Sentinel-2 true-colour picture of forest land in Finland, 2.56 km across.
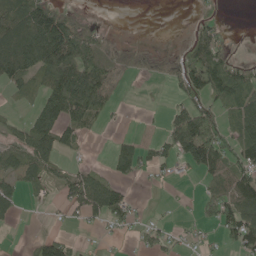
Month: May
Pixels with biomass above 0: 51%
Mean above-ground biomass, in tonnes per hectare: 47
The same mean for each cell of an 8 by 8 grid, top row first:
89 111 29 0 0 0 20 0
122 180 122 41 20 16 79 1
59 78 132 59 7 42 91 85
10 76 88 19 3 42 68 73
50 87 28 21 30 72 120 68
39 28 50 36 18 11 43 75
32 4 49 88 3 3 37 93
0 58 9 4 30 16 9 61
